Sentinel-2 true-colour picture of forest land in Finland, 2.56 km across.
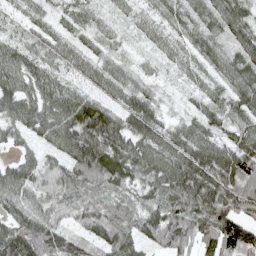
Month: April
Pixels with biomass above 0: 90%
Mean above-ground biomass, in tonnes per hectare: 64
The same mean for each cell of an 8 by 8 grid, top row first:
23 31 39 27 29 37 40 65
40 52 45 26 18 36 49 49
81 48 40 65 31 16 34 63
84 88 105 67 89 15 45 49
40 55 125 90 89 82 75 68
84 78 77 72 69 129 104 125
53 71 63 73 69 82 100 84
110 85 39 80 56 78 56 95
